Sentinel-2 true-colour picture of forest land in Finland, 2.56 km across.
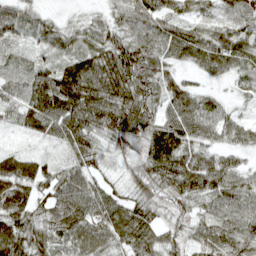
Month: April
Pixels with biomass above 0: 94%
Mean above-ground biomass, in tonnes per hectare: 57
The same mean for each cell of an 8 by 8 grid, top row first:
54 21 16 35 62 47 36 78
31 40 44 67 67 65 67 72
52 65 98 79 81 39 21 43
47 86 99 97 77 67 57 19
11 26 60 55 64 77 42 37
60 43 60 23 71 84 82 52
60 48 79 71 58 39 41 72
76 66 54 55 70 44 46 66
